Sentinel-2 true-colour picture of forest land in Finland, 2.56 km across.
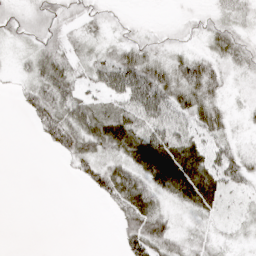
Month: April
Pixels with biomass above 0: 72%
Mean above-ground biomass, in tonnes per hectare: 29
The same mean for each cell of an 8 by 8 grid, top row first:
17 25 16 7 2 3 11 18
10 31 21 23 26 13 22 31
12 52 28 60 81 49 47 9
7 56 58 48 59 49 46 8
0 21 48 52 74 69 42 13
0 0 18 56 48 83 66 37
0 0 0 20 63 18 35 13
0 0 0 2 64 29 21 9
